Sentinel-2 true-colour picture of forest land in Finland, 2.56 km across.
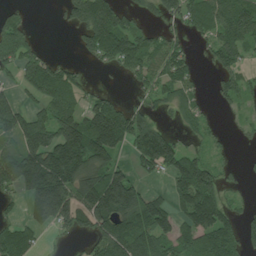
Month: July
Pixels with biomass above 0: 64%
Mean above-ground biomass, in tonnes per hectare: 103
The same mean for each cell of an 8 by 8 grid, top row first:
40 1 125 149 47 77 127 154
107 13 45 153 109 65 64 101
52 189 59 7 71 101 17 70
115 109 112 167 78 52 31 29
127 195 236 196 193 80 40 10
188 255 153 129 40 123 117 23
22 223 135 194 151 77 191 30
143 10 46 181 147 113 124 84
